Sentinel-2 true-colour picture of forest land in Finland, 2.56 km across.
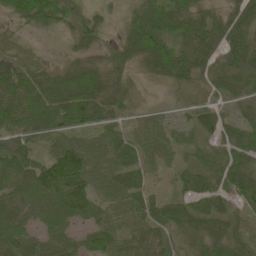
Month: May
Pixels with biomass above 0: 85%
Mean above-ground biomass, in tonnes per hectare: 53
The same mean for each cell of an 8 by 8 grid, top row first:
56 66 32 14 70 74 41 59
22 8 39 39 87 50 50 72
95 68 90 47 14 43 38 65
94 100 91 44 23 14 35 32
55 41 45 45 49 27 34 67
88 93 78 62 31 14 51 72
75 82 66 48 52 47 37 36
73 60 41 62 55 31 56 46
